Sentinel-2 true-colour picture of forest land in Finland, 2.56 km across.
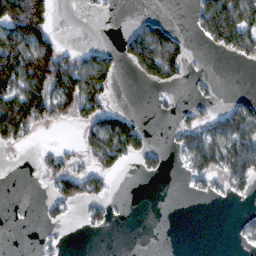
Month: February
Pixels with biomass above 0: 37%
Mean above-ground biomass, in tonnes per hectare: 56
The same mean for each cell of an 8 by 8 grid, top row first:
218 92 5 3 19 1 123 127
180 120 30 22 160 107 25 88
173 196 161 51 48 43 9 0
195 104 85 66 4 19 31 98
43 8 42 142 44 36 123 128
0 47 71 31 15 2 58 80
0 18 28 18 0 0 0 4
0 8 0 0 0 0 0 13
